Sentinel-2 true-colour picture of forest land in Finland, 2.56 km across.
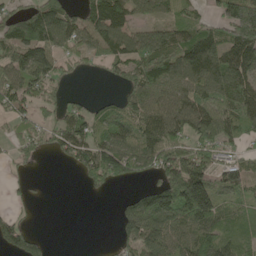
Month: May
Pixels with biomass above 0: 70%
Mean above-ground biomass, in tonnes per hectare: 86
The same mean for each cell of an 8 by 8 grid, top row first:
70 145 76 159 53 65 39 209
112 95 70 106 125 130 148 154
106 87 8 26 105 100 145 130
71 37 67 69 110 124 140 126
49 46 118 114 105 106 92 53
17 2 41 98 53 135 114 89
17 1 0 11 147 175 152 52
83 20 0 19 141 117 98 48
